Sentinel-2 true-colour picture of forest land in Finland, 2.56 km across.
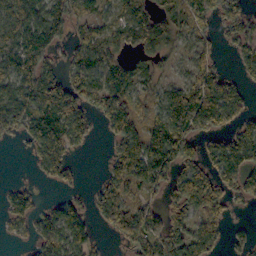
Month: October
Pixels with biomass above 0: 69%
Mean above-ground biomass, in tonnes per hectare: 91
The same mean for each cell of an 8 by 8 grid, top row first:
122 112 67 49 75 78 98 87
147 120 74 67 76 62 50 56
142 123 92 88 65 53 125 42
157 166 100 118 65 158 185 77
24 154 62 62 117 167 59 145
1 61 23 89 134 103 87 149
87 48 50 133 99 99 125 23
19 88 73 28 130 116 110 33
